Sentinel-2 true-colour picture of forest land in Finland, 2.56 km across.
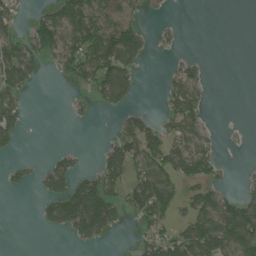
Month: July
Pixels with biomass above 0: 43%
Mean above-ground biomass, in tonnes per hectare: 47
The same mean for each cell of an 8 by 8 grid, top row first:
38 57 101 74 26 2 0 0
65 78 96 136 53 10 0 0
88 6 50 127 4 47 16 0
66 0 12 21 27 68 18 0
26 0 3 41 101 65 36 2
17 63 50 70 84 68 51 5
0 48 151 72 91 51 89 92
0 0 36 10 39 82 145 119
